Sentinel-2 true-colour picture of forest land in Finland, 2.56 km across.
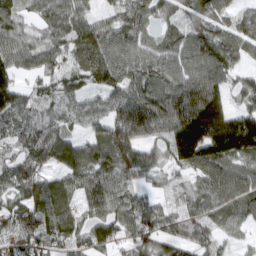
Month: March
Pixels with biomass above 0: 88%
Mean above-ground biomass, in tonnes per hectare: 81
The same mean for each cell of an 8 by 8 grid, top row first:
61 66 58 41 73 51 74 40
81 70 87 82 68 78 88 61
69 59 54 75 81 92 112 45
78 46 55 72 119 132 218 72
59 99 67 124 82 165 179 159
96 63 82 94 58 34 90 82
85 127 80 89 77 40 62 73
76 81 72 65 75 71 59 32
